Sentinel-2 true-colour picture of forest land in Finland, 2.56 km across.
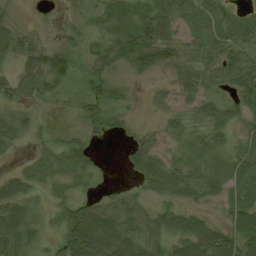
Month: August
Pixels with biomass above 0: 78%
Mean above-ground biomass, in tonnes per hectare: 35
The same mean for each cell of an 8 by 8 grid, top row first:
10 5 16 30 37 43 36 23
40 32 20 51 68 37 32 53
28 56 21 32 11 28 34 80
31 6 25 29 6 30 40 49
19 23 32 3 40 13 24 19
27 27 35 3 49 43 26 30
43 18 53 45 31 35 11 43
47 20 96 82 60 44 67 72
